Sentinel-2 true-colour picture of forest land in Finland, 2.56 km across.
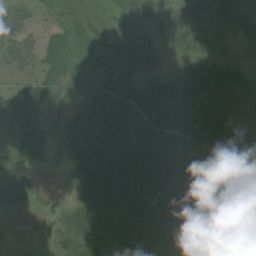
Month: August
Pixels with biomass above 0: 91%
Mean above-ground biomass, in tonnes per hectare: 52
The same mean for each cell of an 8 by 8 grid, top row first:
46 14 10 10 21 16 19 26
49 35 23 21 24 21 20 11
14 32 27 50 39 63 96 54
60 23 45 92 74 79 88 56
25 19 81 98 79 68 85 93
24 4 64 121 118 83 99 86
19 14 70 97 106 96 57 54
6 11 71 67 90 90 42 41
